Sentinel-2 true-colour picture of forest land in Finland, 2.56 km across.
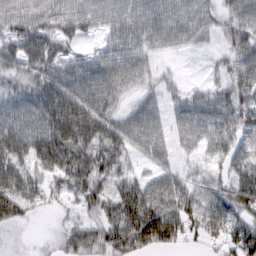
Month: March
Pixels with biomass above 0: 87%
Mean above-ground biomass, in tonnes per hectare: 51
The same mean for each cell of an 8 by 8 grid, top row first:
56 54 49 43 53 50 36 47
66 72 26 34 47 27 18 49
45 59 57 53 32 16 20 51
49 75 78 43 43 28 47 65
72 87 81 71 49 30 39 53
71 54 74 59 26 35 35 49
70 18 40 68 101 66 57 59
10 12 63 75 85 55 34 70
